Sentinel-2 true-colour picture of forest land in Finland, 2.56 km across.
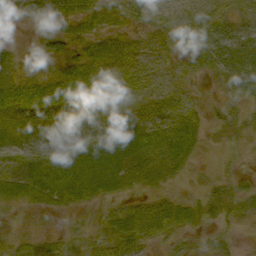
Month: September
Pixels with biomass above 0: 81%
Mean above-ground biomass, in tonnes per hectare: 30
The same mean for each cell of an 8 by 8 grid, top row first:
15 17 52 28 21 19 31 19
11 23 29 28 18 20 32 34
34 28 43 14 17 16 6 44
31 46 41 23 25 37 14 20
36 54 46 38 49 54 8 7
53 57 58 56 41 18 12 15
20 27 22 26 48 50 34 27
29 26 16 65 57 22 14 6
